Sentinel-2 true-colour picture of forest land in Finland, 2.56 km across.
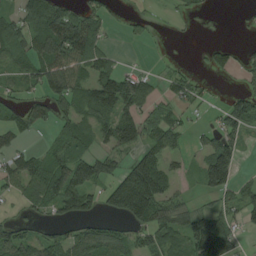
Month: August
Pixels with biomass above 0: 60%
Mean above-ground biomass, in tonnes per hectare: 59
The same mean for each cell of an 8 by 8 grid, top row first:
50 138 77 19 19 12 4 2
73 141 134 23 6 1 22 18
46 100 76 86 48 34 10 17
37 51 79 85 55 33 10 79
33 22 58 56 60 35 47 48
62 90 113 57 178 36 111 37
12 54 102 78 161 69 32 53
90 55 67 79 46 61 180 36
